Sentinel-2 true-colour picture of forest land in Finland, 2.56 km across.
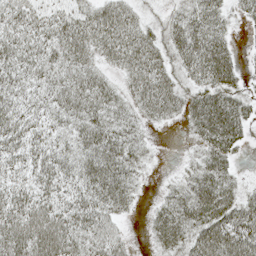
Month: May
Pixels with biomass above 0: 85%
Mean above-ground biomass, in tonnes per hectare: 48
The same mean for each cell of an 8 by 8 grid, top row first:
50 44 45 62 24 29 53 21
54 49 63 59 66 46 74 12
48 44 55 27 67 41 54 28
49 41 62 49 40 34 84 47
46 43 48 66 28 1 54 32
33 54 49 69 16 13 64 17
62 58 54 47 9 58 80 58
73 83 54 47 8 55 72 82
